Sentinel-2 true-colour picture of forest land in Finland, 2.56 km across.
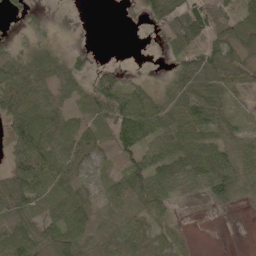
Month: May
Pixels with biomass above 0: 73%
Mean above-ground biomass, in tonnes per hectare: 42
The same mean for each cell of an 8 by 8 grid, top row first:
13 5 0 0 30 87 91 56
11 21 5 0 0 59 60 50
54 38 21 46 11 36 53 38
57 59 25 66 92 49 68 13
56 65 73 43 69 55 61 34
55 64 40 25 72 70 80 50
49 37 70 37 54 14 11 7
71 60 67 44 38 21 0 0
